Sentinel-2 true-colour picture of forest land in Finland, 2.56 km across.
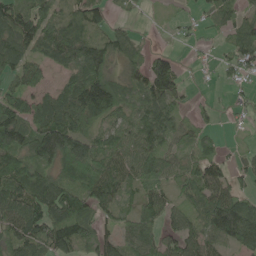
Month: May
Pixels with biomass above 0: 79%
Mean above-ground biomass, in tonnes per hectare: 76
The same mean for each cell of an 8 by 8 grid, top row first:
102 82 71 23 8 15 33 47
103 85 106 72 41 13 10 83
74 43 109 85 109 87 5 31
106 116 112 93 77 55 28 15
113 157 103 84 78 63 51 12
131 94 102 86 83 67 100 40
111 130 113 64 74 53 115 130
92 113 103 63 79 74 73 108
